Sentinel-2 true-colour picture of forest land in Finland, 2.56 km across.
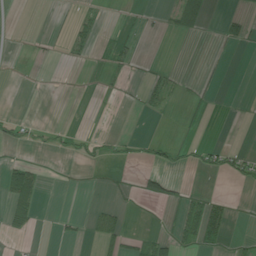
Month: June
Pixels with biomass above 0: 16%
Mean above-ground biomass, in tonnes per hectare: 10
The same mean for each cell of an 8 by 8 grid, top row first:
0 1 12 1 4 37 26 16
0 3 12 12 1 0 1 9
0 0 0 3 11 9 6 0
2 0 0 0 10 4 4 0
16 11 15 11 17 22 17 3
54 3 1 4 21 8 10 22
41 0 0 15 2 14 49 1
5 0 6 33 20 24 32 5
